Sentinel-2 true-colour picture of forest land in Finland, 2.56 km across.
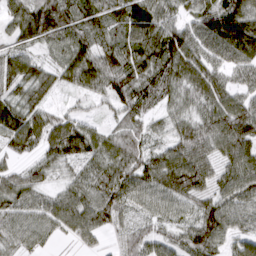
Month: March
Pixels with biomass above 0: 91%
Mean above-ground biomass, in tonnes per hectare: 75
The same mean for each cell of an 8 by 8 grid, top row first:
81 149 90 87 100 55 100 135
59 56 86 83 100 112 76 116
88 62 79 108 82 87 93 43
94 59 29 40 62 47 76 101
68 77 88 60 50 69 79 94
62 45 55 89 85 105 72 90
70 66 86 86 49 57 79 77
55 34 36 27 50 46 98 58
